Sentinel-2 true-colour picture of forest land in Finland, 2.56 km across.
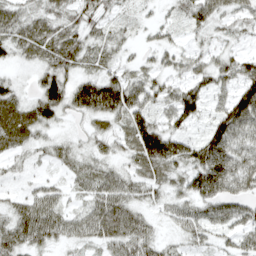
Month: April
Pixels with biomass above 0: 84%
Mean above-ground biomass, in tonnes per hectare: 44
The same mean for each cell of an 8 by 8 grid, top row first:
45 42 45 24 12 21 57 30
43 56 48 26 18 28 22 16
20 66 52 59 39 33 45 68
57 70 54 83 60 60 35 96
40 27 20 32 90 72 68 61
10 13 35 45 35 31 90 74
37 64 23 74 30 34 45 42
62 47 34 54 52 16 25 33
